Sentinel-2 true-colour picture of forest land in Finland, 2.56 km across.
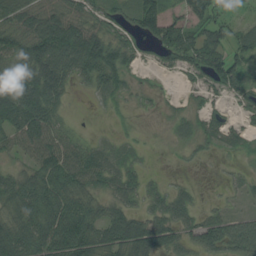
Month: August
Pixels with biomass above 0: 77%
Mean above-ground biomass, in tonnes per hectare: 57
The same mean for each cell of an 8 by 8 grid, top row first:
85 93 74 55 105 43 86 12
86 121 131 89 48 98 94 45
103 110 50 68 6 10 63 63
112 82 2 16 7 15 28 30
50 75 41 22 10 18 30 22
40 85 82 55 27 6 2 17
65 83 70 42 31 51 17 13
88 85 91 81 97 51 71 103
